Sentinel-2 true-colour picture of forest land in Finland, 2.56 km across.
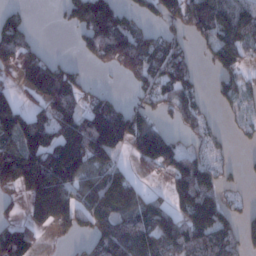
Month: January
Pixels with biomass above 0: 64%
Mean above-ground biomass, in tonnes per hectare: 103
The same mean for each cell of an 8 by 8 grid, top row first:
40 1 125 149 47 77 127 154
107 13 45 153 109 65 64 101
52 189 59 7 71 101 17 70
115 109 112 167 78 52 31 29
127 195 236 196 193 80 40 10
188 255 153 129 40 123 117 23
22 223 135 194 151 77 191 30
143 10 46 181 147 113 124 84
